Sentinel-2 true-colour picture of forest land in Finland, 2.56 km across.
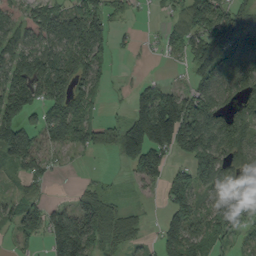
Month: September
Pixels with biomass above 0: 68%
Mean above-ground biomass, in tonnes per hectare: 97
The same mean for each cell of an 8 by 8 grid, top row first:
51 114 153 72 7 60 136 116
100 111 153 75 7 57 140 128
163 166 95 21 24 10 99 123
151 98 111 7 134 225 140 97
79 69 84 99 198 155 162 128
39 48 6 13 99 102 127 159
77 81 113 108 13 132 72 104
46 94 187 123 42 144 96 31
